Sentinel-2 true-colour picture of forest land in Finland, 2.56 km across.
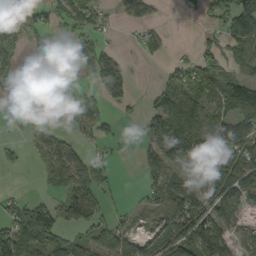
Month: September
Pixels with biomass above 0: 60%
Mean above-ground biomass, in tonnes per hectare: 62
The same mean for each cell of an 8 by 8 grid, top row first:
52 48 67 19 27 2 31 118
31 51 41 27 29 8 29 50
28 50 26 122 0 52 74 54
31 36 80 21 37 126 95 69
13 53 28 18 43 125 131 125
2 30 70 27 39 73 141 147
56 97 119 22 31 101 94 56
163 144 56 96 50 131 121 45
